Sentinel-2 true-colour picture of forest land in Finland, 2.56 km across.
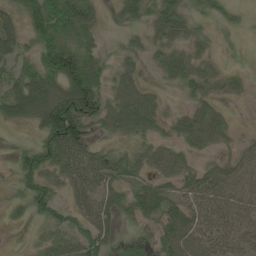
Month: June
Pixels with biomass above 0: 80%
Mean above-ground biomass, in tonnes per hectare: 53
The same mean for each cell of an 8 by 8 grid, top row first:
30 111 107 16 53 79 48 23
45 87 76 8 29 35 18 20
37 85 116 43 30 35 35 21
60 110 125 72 91 20 51 4
10 80 93 29 44 44 46 23
34 56 85 70 41 56 59 56
25 58 53 52 58 50 66 58
3 42 69 53 55 86 70 55
